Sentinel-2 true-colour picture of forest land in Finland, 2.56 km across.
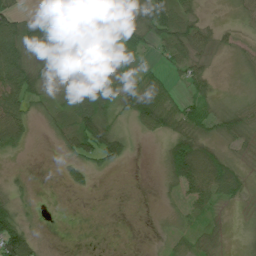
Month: July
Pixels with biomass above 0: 65%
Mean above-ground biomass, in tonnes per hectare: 33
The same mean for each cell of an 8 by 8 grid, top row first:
51 11 15 56 71 64 8 15
105 75 22 49 22 48 34 18
90 25 61 48 31 17 30 7
62 21 77 43 57 43 41 38
32 5 68 77 2 48 37 34
9 0 18 5 0 57 80 34
33 0 0 0 0 10 32 11
116 2 0 0 1 16 28 6
